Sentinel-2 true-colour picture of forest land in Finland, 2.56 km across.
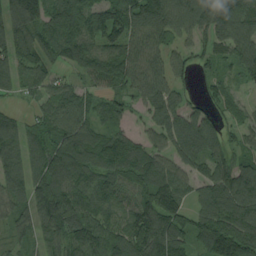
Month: August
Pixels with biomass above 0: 90%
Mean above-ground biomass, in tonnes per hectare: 95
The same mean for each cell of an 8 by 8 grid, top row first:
120 106 125 128 125 120 117 140
112 83 132 96 113 71 62 127
84 65 48 114 99 66 46 44
33 63 77 69 58 99 66 43
109 90 133 101 81 101 125 47
94 125 99 84 91 96 89 125
66 110 95 69 112 112 117 161
48 79 82 81 126 116 116 151
